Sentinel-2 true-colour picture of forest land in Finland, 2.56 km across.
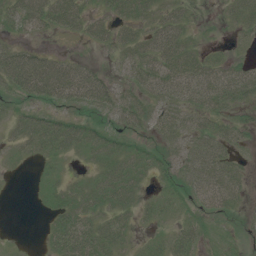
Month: July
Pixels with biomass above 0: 73%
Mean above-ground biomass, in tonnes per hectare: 32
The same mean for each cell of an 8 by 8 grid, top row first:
51 59 48 33 33 37 2 38
30 11 5 32 46 54 12 5
61 83 61 25 39 55 54 55
22 28 29 39 37 42 43 21
22 43 42 34 18 32 46 17
2 15 11 48 31 31 57 27
0 15 44 44 21 20 23 13
1 18 50 44 10 31 17 10
